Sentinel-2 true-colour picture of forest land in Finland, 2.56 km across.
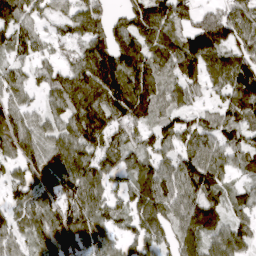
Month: April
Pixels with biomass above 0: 87%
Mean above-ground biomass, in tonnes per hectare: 103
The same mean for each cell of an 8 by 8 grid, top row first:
124 64 105 57 125 117 86 116
87 55 77 135 123 122 167 110
79 81 166 193 149 88 89 152
87 65 145 130 99 76 56 114
107 89 128 93 73 89 95 97
72 136 133 88 114 121 138 44
71 104 143 81 127 118 138 59
78 81 131 44 80 95 86 88
